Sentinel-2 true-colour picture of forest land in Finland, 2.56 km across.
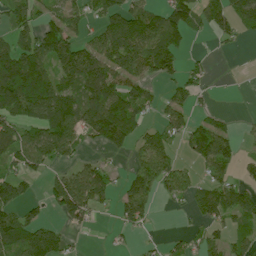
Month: July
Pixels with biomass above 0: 59%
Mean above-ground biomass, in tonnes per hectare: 82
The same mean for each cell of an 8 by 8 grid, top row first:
75 50 63 108 107 126 82 102
128 137 106 131 143 88 4 13
253 154 142 113 73 53 26 1
116 153 137 163 55 66 31 3
123 134 60 92 64 40 154 40
84 43 111 62 108 89 54 38
79 42 113 30 89 11 95 102
117 110 9 13 13 23 56 50
